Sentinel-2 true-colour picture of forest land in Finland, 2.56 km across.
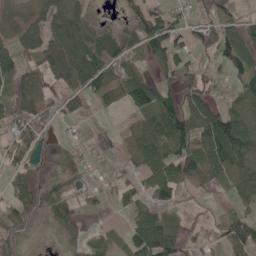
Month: May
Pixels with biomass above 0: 63%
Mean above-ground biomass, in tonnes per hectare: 46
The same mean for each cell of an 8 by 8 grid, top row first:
56 69 56 6 66 28 28 34
50 82 77 82 55 60 49 66
46 30 86 47 47 38 30 43
54 28 47 10 44 70 66 54
65 9 14 2 48 82 110 102
45 18 38 13 33 58 56 64
61 45 33 16 26 24 3 24
29 1 28 28 92 62 13 76
